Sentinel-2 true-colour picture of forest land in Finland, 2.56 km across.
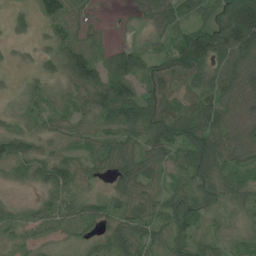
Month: July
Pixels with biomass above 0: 88%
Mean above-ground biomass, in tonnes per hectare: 46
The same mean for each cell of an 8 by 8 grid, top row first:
15 53 21 2 18 56 40 105
11 29 65 29 30 72 97 84
7 31 81 88 70 57 60 56
19 36 34 82 85 67 66 17
70 20 29 43 51 66 77 41
25 53 48 36 53 30 81 46
15 37 42 33 35 60 49 34
22 25 23 55 56 50 40 21
